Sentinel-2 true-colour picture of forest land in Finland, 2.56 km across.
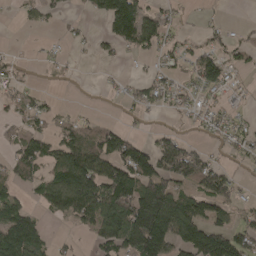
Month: April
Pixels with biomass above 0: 53%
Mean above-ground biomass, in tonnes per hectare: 62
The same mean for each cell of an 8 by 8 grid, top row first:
10 27 8 143 89 18 7 0
4 8 7 36 57 38 42 40
30 8 4 9 31 36 87 16
33 36 11 2 26 26 41 22
52 70 105 103 51 77 23 50
52 73 161 127 121 114 116 18
83 60 136 150 188 152 84 38
140 36 10 98 197 115 137 77
